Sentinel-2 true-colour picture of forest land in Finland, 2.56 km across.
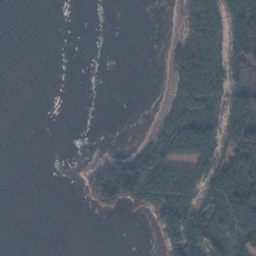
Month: November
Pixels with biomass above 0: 37%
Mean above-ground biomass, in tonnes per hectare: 36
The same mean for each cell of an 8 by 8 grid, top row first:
0 0 0 0 0 11 103 110
0 0 0 0 0 47 109 90
0 0 0 0 0 57 117 26
0 0 0 0 0 78 58 77
0 0 0 1 34 114 81 110
0 0 10 153 147 109 83 74
0 0 1 32 47 107 59 74
0 0 0 0 0 68 44 50
